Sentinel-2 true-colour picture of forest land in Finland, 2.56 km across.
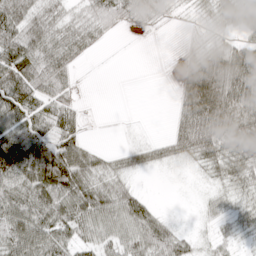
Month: April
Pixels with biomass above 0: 73%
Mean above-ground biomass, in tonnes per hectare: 44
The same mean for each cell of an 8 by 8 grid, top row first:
84 49 30 53 46 10 23 65
74 62 35 2 0 3 37 46
80 59 5 0 0 14 81 82
71 52 18 0 0 28 79 57
72 68 43 2 25 50 84 76
78 98 74 38 10 3 17 44
67 63 72 64 52 1 17 29
83 68 38 46 73 59 16 21
